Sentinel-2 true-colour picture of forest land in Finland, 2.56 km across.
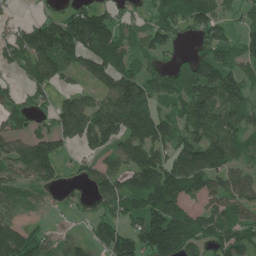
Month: June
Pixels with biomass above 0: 77%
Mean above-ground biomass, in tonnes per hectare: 109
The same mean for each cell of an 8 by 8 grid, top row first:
27 56 143 87 54 126 138 49
138 183 185 198 99 50 120 108
39 115 43 118 122 98 161 110
89 62 128 145 145 90 131 96
85 115 71 90 126 113 144 81
69 100 43 121 169 162 139 90
72 23 28 109 174 154 92 108
145 70 53 146 175 237 110 123
